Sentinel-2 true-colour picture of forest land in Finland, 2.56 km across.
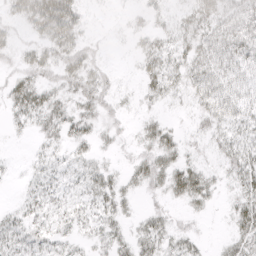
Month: April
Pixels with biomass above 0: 68%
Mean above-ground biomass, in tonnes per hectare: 21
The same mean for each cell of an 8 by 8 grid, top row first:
25 70 27 2 13 15 36 40
17 28 30 2 16 23 34 42
23 19 33 10 19 22 44 36
24 32 23 15 8 3 30 34
1 16 18 10 22 26 11 27
4 17 14 17 31 41 20 29
11 18 15 23 8 10 11 24
20 16 11 20 27 21 4 27
